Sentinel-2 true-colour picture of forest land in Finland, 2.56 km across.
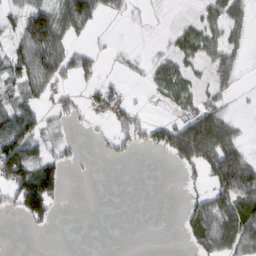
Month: February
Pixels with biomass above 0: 45%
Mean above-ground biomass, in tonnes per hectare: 37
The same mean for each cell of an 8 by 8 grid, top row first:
39 86 103 14 3 3 32 30
46 122 25 5 2 32 48 23
41 75 35 11 10 44 18 11
64 31 22 49 13 24 51 4
105 38 9 27 38 98 145 43
99 76 1 0 0 3 59 126
41 61 0 0 0 2 63 92
0 0 0 0 0 1 60 80
